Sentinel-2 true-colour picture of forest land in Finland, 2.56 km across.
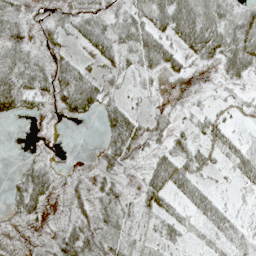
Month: May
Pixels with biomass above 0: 62%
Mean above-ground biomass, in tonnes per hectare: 29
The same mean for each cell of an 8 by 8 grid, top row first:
23 19 32 25 49 92 69 42
36 24 17 39 58 39 69 78
51 41 66 12 12 10 1 29
29 14 42 35 11 8 16 11
0 5 0 40 28 27 27 31
16 33 11 27 26 59 12 31
25 14 25 28 23 24 45 6
7 14 50 35 14 21 30 32
